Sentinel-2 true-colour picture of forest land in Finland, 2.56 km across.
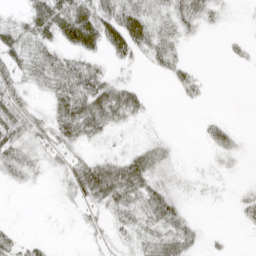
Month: April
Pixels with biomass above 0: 57%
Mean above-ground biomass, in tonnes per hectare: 23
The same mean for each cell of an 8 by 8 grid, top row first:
12 47 42 45 41 43 25 3
34 29 42 32 37 30 0 10
35 33 53 27 4 22 5 0
42 22 61 58 22 0 2 0
44 29 27 8 14 6 13 9
32 11 44 59 49 10 7 3
1 1 14 33 40 34 2 15
20 6 2 13 31 52 8 0
